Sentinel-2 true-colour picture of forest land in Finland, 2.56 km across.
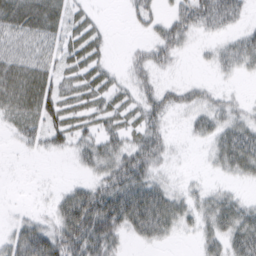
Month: March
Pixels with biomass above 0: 67%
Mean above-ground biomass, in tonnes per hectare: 31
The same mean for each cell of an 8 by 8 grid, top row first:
51 46 19 1 23 33 48 22
26 23 36 7 21 33 9 35
58 41 33 20 23 7 8 7
42 47 33 33 39 17 28 19
11 26 28 35 47 6 17 55
2 1 8 51 53 9 7 21
4 12 82 83 85 42 33 32
48 76 75 45 21 8 27 42
